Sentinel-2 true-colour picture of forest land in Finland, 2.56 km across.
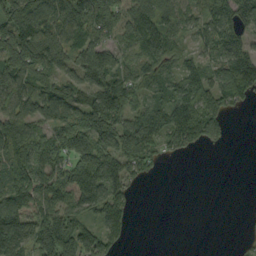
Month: September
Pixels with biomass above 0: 74%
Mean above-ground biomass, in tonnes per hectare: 73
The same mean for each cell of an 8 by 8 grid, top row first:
127 120 122 97 97 75 70 85
149 145 93 74 100 65 62 93
109 46 68 108 73 81 77 133
87 68 79 142 88 111 107 16
102 73 71 107 111 58 48 0
85 88 95 69 29 0 0 0
92 87 82 93 0 0 0 1
117 135 117 52 0 0 0 8
